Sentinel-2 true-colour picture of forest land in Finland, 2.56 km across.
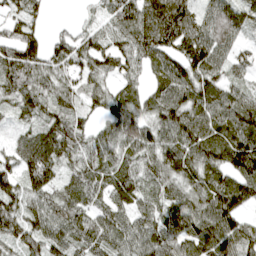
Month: April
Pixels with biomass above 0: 91%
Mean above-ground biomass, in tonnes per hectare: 79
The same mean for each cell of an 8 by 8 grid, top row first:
62 28 10 71 104 128 71 81
104 70 72 75 89 93 106 43
103 76 72 54 43 102 91 45
57 72 57 71 69 103 90 103
51 110 82 76 94 96 98 110
86 96 78 74 70 81 77 89
86 77 76 63 55 82 89 72
78 96 74 76 76 86 113 92
